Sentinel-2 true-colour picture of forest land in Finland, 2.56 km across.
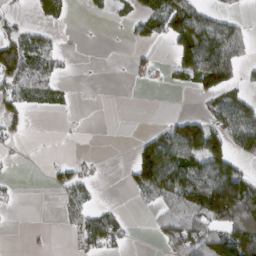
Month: March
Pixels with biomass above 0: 41%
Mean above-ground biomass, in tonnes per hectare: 46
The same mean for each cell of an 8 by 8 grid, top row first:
18 40 2 18 52 104 48 17
128 40 1 0 17 73 112 54
94 48 2 0 15 21 86 27
31 12 1 0 0 9 44 96
11 0 1 0 47 132 107 70
3 11 33 0 102 116 97 88
5 0 44 17 10 69 127 158
0 2 41 54 1 88 109 162
